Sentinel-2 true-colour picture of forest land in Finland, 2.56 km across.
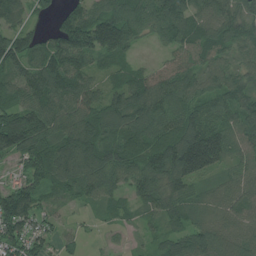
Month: July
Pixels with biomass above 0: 91%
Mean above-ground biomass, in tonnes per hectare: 97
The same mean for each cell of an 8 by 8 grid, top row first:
84 36 97 125 123 133 102 119
125 99 149 118 19 77 96 95
101 153 112 52 103 94 79 96
135 123 107 113 130 98 97 92
164 108 159 89 92 146 195 84
59 90 127 118 127 136 74 67
150 42 21 51 55 78 64 79
106 68 30 9 27 87 128 91
